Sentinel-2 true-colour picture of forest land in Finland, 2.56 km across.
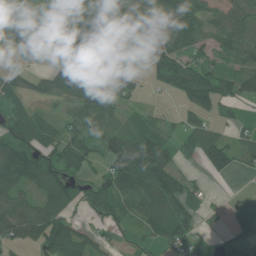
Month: July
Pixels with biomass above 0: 75%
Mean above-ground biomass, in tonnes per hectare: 61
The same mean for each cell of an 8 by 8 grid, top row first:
59 38 88 85 97 111 48 68
69 49 112 99 129 86 41 80
47 51 83 70 15 80 72 62
46 27 62 59 20 15 47 19
84 55 62 91 96 33 77 43
92 68 36 89 118 76 24 23
94 61 24 61 76 85 16 21
66 75 58 15 18 61 10 39
